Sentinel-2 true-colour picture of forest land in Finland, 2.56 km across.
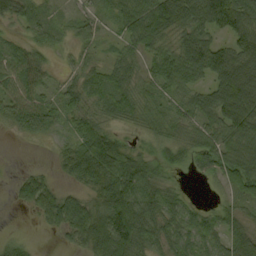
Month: September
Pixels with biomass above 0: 83%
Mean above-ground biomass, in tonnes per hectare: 62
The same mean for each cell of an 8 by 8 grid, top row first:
40 34 30 39 86 97 123 126
36 36 35 19 49 77 108 94
68 31 52 55 42 67 65 143
67 67 54 56 54 44 78 129
4 13 60 60 21 51 60 89
18 27 63 84 74 16 41 79
14 74 82 130 113 66 25 39
20 2 63 169 98 75 67 86
